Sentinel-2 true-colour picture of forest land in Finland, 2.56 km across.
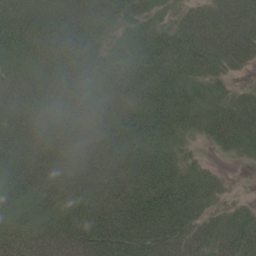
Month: June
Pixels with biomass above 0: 95%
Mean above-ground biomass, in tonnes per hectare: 51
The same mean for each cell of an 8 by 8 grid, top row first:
64 64 65 46 35 34 57 69
57 66 68 39 52 64 68 64
45 56 59 50 55 54 41 10
47 41 41 44 65 60 38 50
46 36 41 57 59 36 16 40
60 50 44 40 59 55 34 2
50 51 66 62 77 76 36 27
45 51 70 80 66 60 52 57
